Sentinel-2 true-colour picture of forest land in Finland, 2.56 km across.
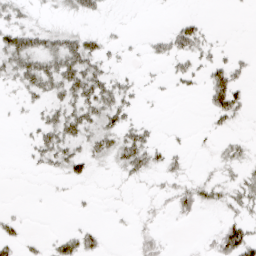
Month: March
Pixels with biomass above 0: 41%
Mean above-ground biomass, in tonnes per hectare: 17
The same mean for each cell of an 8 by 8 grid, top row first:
20 7 18 2 0 6 3 1
52 34 42 10 6 31 15 3
27 44 50 24 4 12 33 18
3 21 40 37 4 0 21 22
1 36 32 32 34 5 4 14
0 9 17 6 18 15 8 17
1 0 2 2 4 23 15 20
18 8 30 1 14 1 9 58
